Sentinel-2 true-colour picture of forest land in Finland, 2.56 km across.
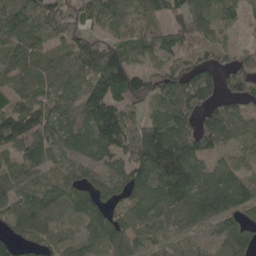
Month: May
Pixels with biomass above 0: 84%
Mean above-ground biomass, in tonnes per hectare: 81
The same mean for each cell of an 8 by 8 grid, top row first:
88 102 60 56 57 67 70 42
76 76 76 94 57 65 61 38
58 49 54 150 81 82 78 77
90 74 85 129 48 106 92 62
103 83 95 137 176 160 112 45
70 51 54 60 91 173 101 92
75 87 66 59 82 95 131 100
60 65 51 102 48 36 25 89
